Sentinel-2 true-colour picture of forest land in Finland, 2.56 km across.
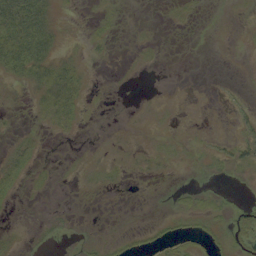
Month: September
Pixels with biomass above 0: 30%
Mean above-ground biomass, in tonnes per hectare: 6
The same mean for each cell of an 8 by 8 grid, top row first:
49 25 2 5 0 3 1 2
50 29 3 4 2 0 0 1
11 29 17 0 0 0 0 0
2 17 10 0 1 1 0 3
6 1 1 1 2 3 3 12
12 2 2 4 3 1 3 3
2 1 0 0 0 5 9 6
2 2 2 3 5 10 8 9
